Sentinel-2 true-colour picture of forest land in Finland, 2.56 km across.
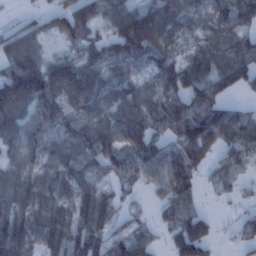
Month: January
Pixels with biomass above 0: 83%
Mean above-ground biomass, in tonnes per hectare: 91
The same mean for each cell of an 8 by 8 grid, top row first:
14 35 115 113 150 115 82 109
70 26 67 106 155 71 79 96
115 97 115 94 70 135 120 96
101 96 81 107 110 122 137 60
109 87 114 99 126 105 131 109
98 84 97 60 71 120 36 49
117 107 87 76 19 89 13 23
160 113 120 78 62 96 77 40
